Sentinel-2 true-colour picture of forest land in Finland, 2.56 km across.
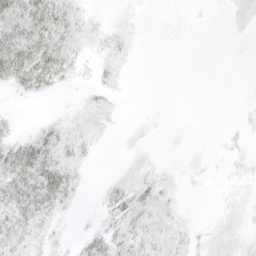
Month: April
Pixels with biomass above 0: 53%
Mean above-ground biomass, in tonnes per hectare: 10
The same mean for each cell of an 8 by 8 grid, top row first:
38 41 14 3 2 1 1 7
45 35 12 9 1 1 0 1
25 26 4 8 0 0 0 0
2 2 8 7 1 0 0 2
21 27 12 1 3 1 1 4
31 35 9 3 11 4 3 4
27 22 3 12 15 7 0 6
14 11 7 19 19 13 7 7
